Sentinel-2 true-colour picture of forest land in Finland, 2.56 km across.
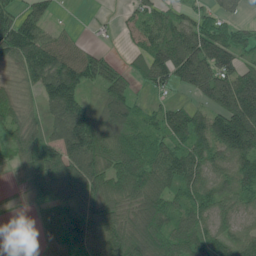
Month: June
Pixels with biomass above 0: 83%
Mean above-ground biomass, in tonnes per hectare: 91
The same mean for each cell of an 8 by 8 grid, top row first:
96 64 1 6 52 49 57 31
131 96 51 10 55 142 168 91
35 141 111 68 49 90 158 137
58 77 132 101 47 75 88 194
77 105 184 103 92 92 102 214
12 140 137 106 117 103 75 104
6 58 103 87 110 91 84 62
0 44 146 132 148 149 104 65
